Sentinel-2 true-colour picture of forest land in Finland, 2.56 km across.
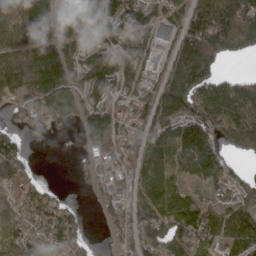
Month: April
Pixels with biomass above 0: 79%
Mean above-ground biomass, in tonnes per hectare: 110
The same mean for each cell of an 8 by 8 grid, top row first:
129 178 167 157 110 74 202 163
97 180 131 120 113 118 179 85
118 204 144 178 103 167 139 71
54 115 101 129 106 161 164 161
77 3 35 110 107 140 134 104
98 5 34 68 87 79 104 58
81 113 21 79 113 155 79 87
81 107 58 26 121 122 94 128
